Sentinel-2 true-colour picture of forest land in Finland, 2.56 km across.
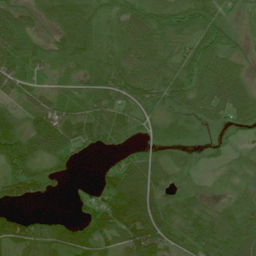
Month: July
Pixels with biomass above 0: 83%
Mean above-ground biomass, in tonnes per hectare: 51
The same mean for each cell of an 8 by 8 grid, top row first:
61 44 65 36 57 56 66 17
76 43 58 48 77 50 73 25
79 29 30 57 81 81 80 50
33 74 48 68 43 47 56 58
49 62 48 31 33 38 16 18
57 28 3 46 78 35 16 38
23 6 14 77 93 55 41 58
57 70 64 50 78 35 77 89
